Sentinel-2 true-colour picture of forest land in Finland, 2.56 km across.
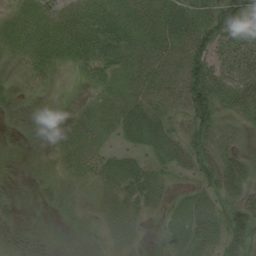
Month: August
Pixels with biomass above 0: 82%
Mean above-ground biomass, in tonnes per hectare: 31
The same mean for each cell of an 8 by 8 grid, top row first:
20 39 31 32 40 43 52 51
27 32 37 35 35 38 62 36
24 13 8 27 36 37 77 47
25 3 11 28 45 27 72 35
11 10 35 14 25 34 55 24
6 11 24 35 39 21 43 53
21 11 16 26 29 25 43 53
11 6 15 17 13 32 30 66
